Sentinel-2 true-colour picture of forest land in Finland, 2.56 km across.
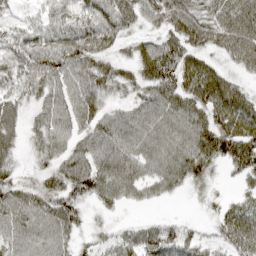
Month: April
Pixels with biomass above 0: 89%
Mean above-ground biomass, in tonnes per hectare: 61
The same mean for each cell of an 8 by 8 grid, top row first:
18 44 50 64 53 76 66 95
56 72 81 40 52 68 58 101
48 61 66 67 67 76 94 38
46 59 66 43 66 77 84 88
40 60 52 71 70 75 93 107
35 49 89 86 65 74 39 39
76 71 45 29 16 1 17 54
58 65 31 37 86 95 46 70
